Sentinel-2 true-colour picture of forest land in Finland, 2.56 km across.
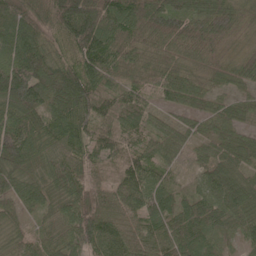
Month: May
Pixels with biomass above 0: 97%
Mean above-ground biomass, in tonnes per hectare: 73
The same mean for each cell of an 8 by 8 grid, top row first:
90 97 152 110 112 96 79 58
96 81 120 99 64 60 70 38
138 110 120 57 62 71 51 60
94 73 100 71 64 40 45 42
117 65 79 70 62 57 46 55
65 56 62 33 85 28 63 61
41 42 94 65 73 64 69 70
38 49 91 87 66 84 61 45
